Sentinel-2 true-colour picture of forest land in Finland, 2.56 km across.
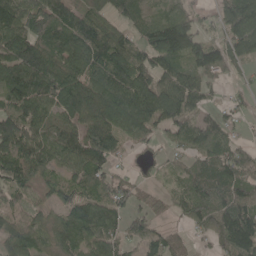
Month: May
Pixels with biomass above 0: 84%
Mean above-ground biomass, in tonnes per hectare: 94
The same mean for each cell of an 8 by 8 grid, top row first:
130 137 108 77 68 106 32 144
130 118 151 137 103 170 102 113
153 143 122 129 124 102 53 25
108 81 127 139 121 119 41 36
135 104 120 97 39 41 113 53
83 51 78 70 29 34 128 108
41 46 115 98 45 47 120 129
96 63 102 91 66 45 38 169
